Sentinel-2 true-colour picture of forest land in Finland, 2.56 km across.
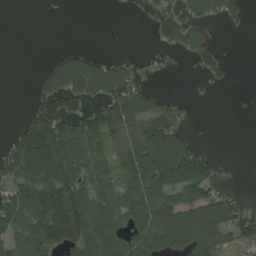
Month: August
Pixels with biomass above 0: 54%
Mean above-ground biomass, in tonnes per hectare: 69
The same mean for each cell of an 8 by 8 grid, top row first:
0 0 0 1 6 78 66 40
0 0 12 0 6 56 60 0
0 52 139 115 17 2 30 1
0 117 69 101 91 48 0 0
83 175 85 63 136 99 5 0
100 193 104 57 152 116 75 1
118 164 159 101 123 117 103 55
102 159 157 110 97 117 106 61
